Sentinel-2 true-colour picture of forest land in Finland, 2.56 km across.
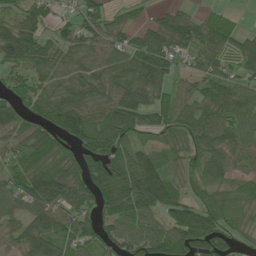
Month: June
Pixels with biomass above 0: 85%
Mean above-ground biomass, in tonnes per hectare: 82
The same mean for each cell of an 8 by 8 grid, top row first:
56 57 65 45 21 51 37 11
130 70 84 76 91 77 77 85
68 67 79 81 97 44 79 67
87 89 131 96 89 69 78 94
63 99 89 104 48 67 84 79
81 140 93 111 138 54 76 54
56 127 100 98 112 122 103 76
51 112 86 81 98 117 126 50
